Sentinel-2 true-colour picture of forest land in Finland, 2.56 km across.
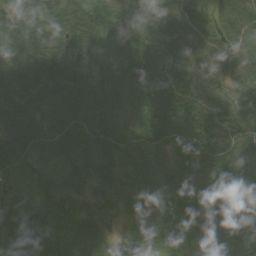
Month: September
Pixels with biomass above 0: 99%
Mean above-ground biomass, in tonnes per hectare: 60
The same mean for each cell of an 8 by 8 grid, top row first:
81 70 65 53 57 72 61 77
75 73 54 20 58 38 58 69
105 124 81 45 66 70 46 61
92 46 47 46 39 85 84 54
58 36 51 60 56 62 86 75
25 31 49 59 49 67 69 64
47 51 56 48 34 59 75 62
66 66 67 32 27 61 71 59
